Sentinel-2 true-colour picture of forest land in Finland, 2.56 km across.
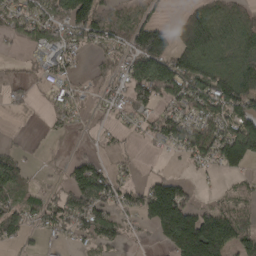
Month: April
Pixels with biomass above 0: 64%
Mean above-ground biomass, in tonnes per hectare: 74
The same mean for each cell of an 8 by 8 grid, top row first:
76 94 154 67 42 19 105 88
28 89 51 68 131 92 135 121
22 40 31 59 145 152 122 156
6 27 36 35 70 69 87 102
14 6 5 19 15 59 102 192
83 9 91 55 21 32 13 42
72 61 113 73 108 205 54 59
44 22 40 63 12 193 244 102
